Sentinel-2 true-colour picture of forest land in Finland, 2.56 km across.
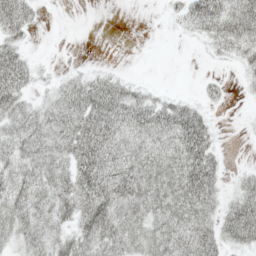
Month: May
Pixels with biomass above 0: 69%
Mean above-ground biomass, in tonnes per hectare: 35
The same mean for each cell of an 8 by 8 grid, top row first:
53 1 0 0 0 20 65 62
36 0 2 0 0 0 15 41
52 13 27 31 7 0 12 10
47 36 56 65 61 53 17 2
42 44 65 53 43 56 40 1
44 45 59 59 58 61 54 17
46 42 53 56 50 55 38 58
29 39 40 45 46 54 51 41
